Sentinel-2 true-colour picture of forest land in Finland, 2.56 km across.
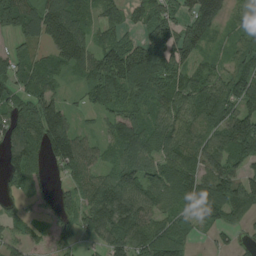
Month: August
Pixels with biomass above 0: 84%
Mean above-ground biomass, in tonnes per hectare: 75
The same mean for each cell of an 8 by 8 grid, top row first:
93 130 96 50 59 56 108 44
31 57 107 83 90 89 44 63
63 64 42 104 94 77 75 83
66 108 24 59 63 80 100 97
98 118 92 56 89 104 88 111
63 29 63 73 95 91 92 72
21 27 71 153 96 71 101 88
37 30 34 93 101 98 19 22
